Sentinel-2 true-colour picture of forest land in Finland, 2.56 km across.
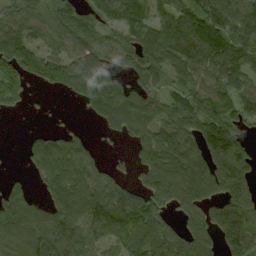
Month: September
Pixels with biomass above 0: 77%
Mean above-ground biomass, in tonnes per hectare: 81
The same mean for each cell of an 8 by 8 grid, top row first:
87 96 61 65 91 95 89 86
138 64 81 69 120 117 112 93
128 77 109 86 67 52 76 67
22 6 12 121 99 96 80 72
2 98 54 10 91 113 62 48
8 88 90 59 71 128 105 73
91 79 101 160 142 57 65 101
72 91 69 80 114 80 69 85
